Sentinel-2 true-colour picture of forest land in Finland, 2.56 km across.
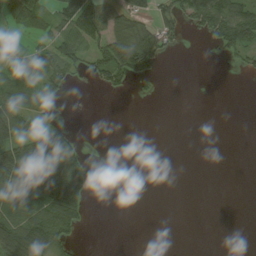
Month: August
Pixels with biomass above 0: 38%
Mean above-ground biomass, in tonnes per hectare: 34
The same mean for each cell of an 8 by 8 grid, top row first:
45 40 113 58 37 52 83 77
15 43 55 94 97 20 12 52
57 59 14 58 31 0 0 3
82 37 0 0 0 0 0 0
84 81 24 0 0 0 0 0
105 120 62 0 0 0 0 0
93 104 66 0 0 0 0 0
107 85 11 0 0 0 0 0
